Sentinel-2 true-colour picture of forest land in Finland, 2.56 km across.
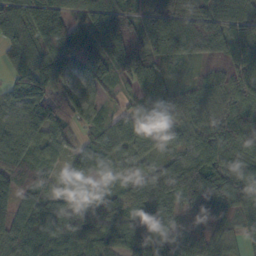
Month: October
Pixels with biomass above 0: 94%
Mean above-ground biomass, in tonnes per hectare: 84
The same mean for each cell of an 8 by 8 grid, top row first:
71 134 52 122 72 102 106 79
82 133 206 125 110 121 116 77
97 122 93 73 36 25 42 64
71 114 81 47 37 59 54 77
119 56 51 80 60 42 82 87
114 52 86 37 63 155 144 99
98 97 63 59 77 71 122 89
90 100 70 62 75 73 54 33
